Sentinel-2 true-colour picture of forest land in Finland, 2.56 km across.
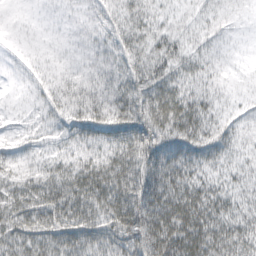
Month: March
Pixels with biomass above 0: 98%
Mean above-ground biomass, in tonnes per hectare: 48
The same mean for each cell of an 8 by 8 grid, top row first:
9 16 25 33 43 22 29 18
19 23 29 41 44 40 32 12
14 33 39 40 71 56 36 14
16 35 50 52 69 80 40 25
27 30 39 51 69 73 65 36
48 59 66 69 81 77 40 30
67 72 70 65 89 82 65 41
65 66 59 56 87 80 80 78
